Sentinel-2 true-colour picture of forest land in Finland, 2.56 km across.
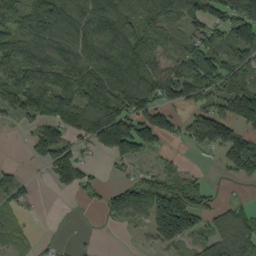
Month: September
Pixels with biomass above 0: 69%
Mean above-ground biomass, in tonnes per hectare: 91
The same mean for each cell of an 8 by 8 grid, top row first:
99 145 102 142 95 72 87 174
123 123 124 146 109 65 122 68
124 128 133 170 159 156 141 96
94 134 124 174 126 58 102 137
2 121 52 146 97 25 92 104
52 38 105 10 60 62 17 49
54 0 4 70 102 197 80 49
46 8 3 0 20 117 80 114
